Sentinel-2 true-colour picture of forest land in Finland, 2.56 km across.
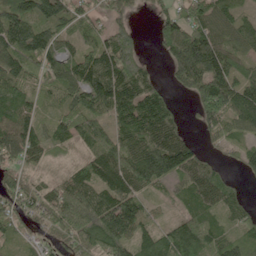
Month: June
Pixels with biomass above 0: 86%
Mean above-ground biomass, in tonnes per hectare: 107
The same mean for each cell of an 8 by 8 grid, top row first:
171 137 76 78 14 99 123 56
157 111 75 142 35 190 172 91
109 88 160 170 101 76 198 120
96 44 119 123 168 54 134 150
143 90 92 126 133 138 30 55
80 38 101 126 133 91 94 29
79 108 172 193 87 30 80 65
60 60 134 196 90 164 116 80
